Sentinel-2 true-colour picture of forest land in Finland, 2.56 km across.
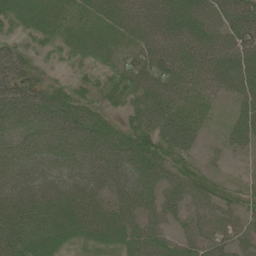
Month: June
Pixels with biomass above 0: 93%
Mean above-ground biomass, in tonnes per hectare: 51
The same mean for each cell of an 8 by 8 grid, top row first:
43 48 37 54 64 78 59 82
35 25 40 34 53 64 62 83
68 32 25 39 54 58 47 68
68 73 66 30 64 62 25 35
44 51 62 65 71 78 15 34
49 43 44 55 52 52 33 14
56 56 61 52 43 47 49 40
65 66 47 59 56 41 48 44
